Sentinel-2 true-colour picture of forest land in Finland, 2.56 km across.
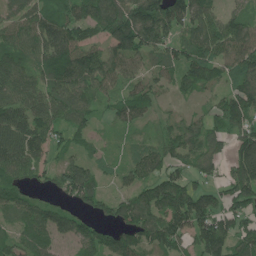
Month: June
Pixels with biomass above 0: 87%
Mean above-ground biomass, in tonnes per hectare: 96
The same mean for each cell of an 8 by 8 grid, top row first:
70 106 112 160 172 144 91 71
87 105 113 96 136 88 111 134
104 101 124 95 70 69 82 96
111 109 92 56 68 20 48 148
128 90 44 20 43 89 98 112
88 60 120 33 79 84 71 150
77 75 67 66 124 146 145 113
72 89 93 90 106 110 169 133
